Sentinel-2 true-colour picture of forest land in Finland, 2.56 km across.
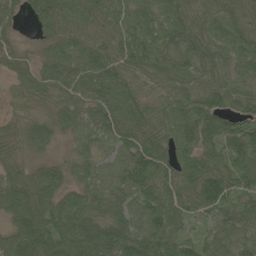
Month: June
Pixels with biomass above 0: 96%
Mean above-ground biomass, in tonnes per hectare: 86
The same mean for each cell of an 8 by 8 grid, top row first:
43 97 78 81 92 102 88 90
43 49 84 90 109 87 83 94
66 79 88 104 74 98 73 79
37 39 66 95 90 104 112 76
50 59 44 69 103 100 90 115
60 82 49 78 101 96 120 84
91 90 100 87 92 90 86 88
105 137 151 133 109 85 61 78
